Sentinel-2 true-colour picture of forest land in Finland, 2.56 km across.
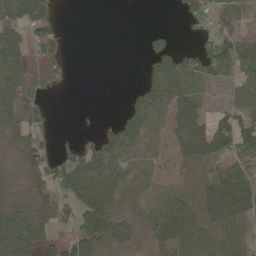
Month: May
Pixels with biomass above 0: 62%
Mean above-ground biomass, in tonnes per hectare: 40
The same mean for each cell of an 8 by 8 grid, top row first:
52 48 0 0 0 9 42 28
61 39 0 0 13 32 48 51
51 30 0 0 29 53 39 24
44 22 0 2 73 48 22 34
34 40 42 54 61 30 56 75
10 59 110 69 32 15 31 33
36 46 103 52 24 58 54 73
139 34 81 45 17 55 33 39
